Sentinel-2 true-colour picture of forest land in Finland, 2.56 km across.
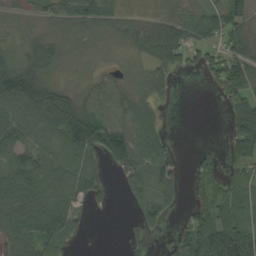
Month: August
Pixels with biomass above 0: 73%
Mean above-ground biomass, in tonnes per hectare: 55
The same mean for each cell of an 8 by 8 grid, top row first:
14 28 61 43 14 53 54 41
28 57 9 9 51 93 52 60
119 61 12 34 27 21 21 85
85 127 97 65 58 2 0 71
92 58 96 99 87 15 8 65
110 87 91 11 85 53 55 32
101 92 42 13 58 21 74 52
69 79 18 0 28 40 124 87
